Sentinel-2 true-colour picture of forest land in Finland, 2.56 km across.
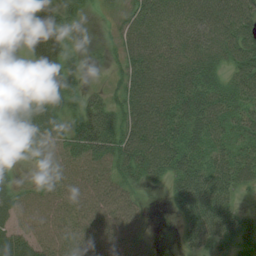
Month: August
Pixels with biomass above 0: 92%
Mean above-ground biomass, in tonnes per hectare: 55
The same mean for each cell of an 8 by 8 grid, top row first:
63 66 25 15 70 66 81 79
19 98 12 26 78 67 74 76
12 93 21 24 86 81 62 59
18 71 39 63 85 69 81 56
30 57 72 83 84 64 60 52
22 37 59 55 49 60 78 63
58 60 55 67 16 28 86 29
64 58 53 61 26 12 53 42
